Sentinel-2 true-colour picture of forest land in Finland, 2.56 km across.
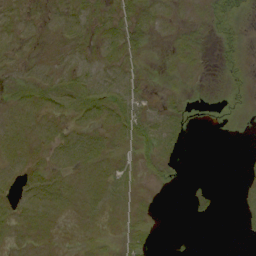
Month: September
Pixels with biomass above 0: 55%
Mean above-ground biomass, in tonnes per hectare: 6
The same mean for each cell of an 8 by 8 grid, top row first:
6 4 8 10 9 5 8 6
7 2 7 10 7 8 4 8
5 8 10 8 4 4 1 6
8 8 11 11 7 7 1 2
9 7 10 8 11 6 0 0
6 8 6 8 4 2 0 1
6 8 6 4 4 0 2 2
5 4 3 3 8 0 0 1
